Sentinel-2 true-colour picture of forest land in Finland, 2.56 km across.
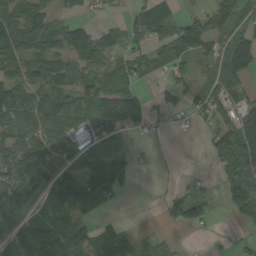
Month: August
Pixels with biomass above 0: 63%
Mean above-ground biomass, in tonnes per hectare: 55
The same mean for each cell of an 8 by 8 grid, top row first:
73 48 15 8 77 39 69 50
86 73 111 51 43 77 52 127
67 71 73 64 31 45 25 75
85 90 56 130 83 24 63 84
77 74 61 23 4 0 30 139
64 52 63 66 1 3 5 89
54 63 61 14 0 35 35 52
63 95 86 74 22 17 5 11
